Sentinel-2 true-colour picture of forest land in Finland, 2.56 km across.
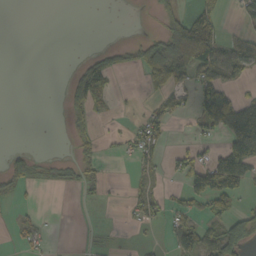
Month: October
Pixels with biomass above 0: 30%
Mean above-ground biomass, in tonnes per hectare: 28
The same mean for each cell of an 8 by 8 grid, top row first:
0 0 0 0 1 40 49 18
0 0 0 26 53 128 111 45
0 0 39 20 29 40 57 28
0 0 22 7 16 17 60 78
1 0 23 4 49 6 18 96
60 12 30 1 16 22 84 86
9 0 3 1 36 22 38 23
12 8 1 3 3 55 61 93
